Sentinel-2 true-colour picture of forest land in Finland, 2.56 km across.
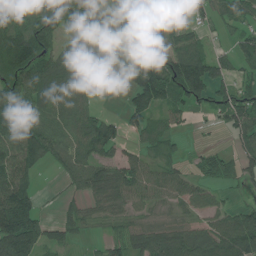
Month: July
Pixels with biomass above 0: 76%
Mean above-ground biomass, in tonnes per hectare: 72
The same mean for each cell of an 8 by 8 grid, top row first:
116 127 88 84 111 70 53 57
145 85 106 75 92 107 50 51
98 101 86 7 116 124 114 44
95 80 76 10 69 48 29 93
101 95 77 57 34 20 11 50
103 6 68 82 84 57 45 54
136 6 38 40 40 34 55 42
141 55 18 35 97 106 98 129
